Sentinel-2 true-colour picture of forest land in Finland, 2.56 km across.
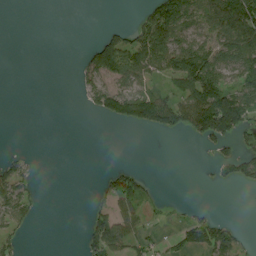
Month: August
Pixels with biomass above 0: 38%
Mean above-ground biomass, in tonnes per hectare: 43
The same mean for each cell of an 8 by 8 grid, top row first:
0 0 0 0 34 141 76 128
0 0 7 93 119 125 92 95
0 0 31 88 80 92 140 66
0 0 3 76 109 108 179 125
0 0 0 0 0 0 38 36
55 0 0 45 25 0 5 46
73 0 0 63 41 4 8 0
22 0 18 93 39 19 71 21
